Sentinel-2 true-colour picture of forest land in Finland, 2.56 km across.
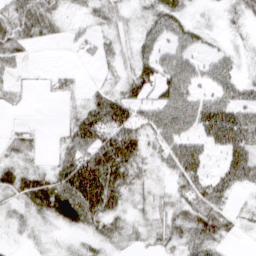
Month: March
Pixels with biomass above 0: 71%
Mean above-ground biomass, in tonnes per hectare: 36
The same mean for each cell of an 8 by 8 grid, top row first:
50 43 12 30 25 46 4 24
44 6 11 18 38 41 13 9
12 7 6 11 56 67 34 29
6 0 33 74 39 74 69 51
31 5 63 77 36 60 42 59
38 38 106 84 25 32 36 55
23 57 80 48 20 42 61 13
6 9 14 32 20 35 53 7
